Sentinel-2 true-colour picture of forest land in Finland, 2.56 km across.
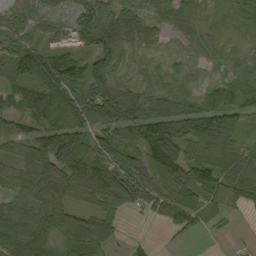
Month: September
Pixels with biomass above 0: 87%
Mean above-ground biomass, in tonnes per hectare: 68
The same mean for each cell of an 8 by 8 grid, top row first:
60 55 75 76 53 60 29 40
76 59 66 90 42 26 40 25
57 110 96 97 30 31 22 59
49 89 96 129 104 91 97 71
70 106 111 77 101 109 93 53
77 120 123 93 82 96 78 74
54 100 62 26 27 99 45 24
96 75 115 39 9 15 4 3
